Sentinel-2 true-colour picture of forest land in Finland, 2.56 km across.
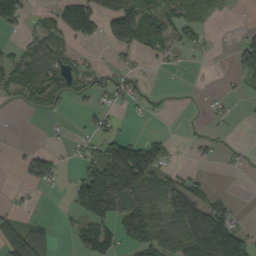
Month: September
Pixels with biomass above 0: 45%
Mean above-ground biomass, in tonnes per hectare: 48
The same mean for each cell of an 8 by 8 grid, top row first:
43 41 60 80 117 71 37 2
29 94 19 36 56 40 17 45
97 104 50 39 19 0 0 24
8 44 9 23 11 1 15 6
4 10 19 73 87 12 14 4
5 56 49 165 139 45 12 5
16 1 69 105 92 78 87 14
104 40 44 56 100 82 175 90
